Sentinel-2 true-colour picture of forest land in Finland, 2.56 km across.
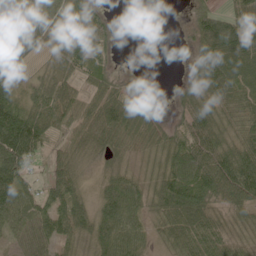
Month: June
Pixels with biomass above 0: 83%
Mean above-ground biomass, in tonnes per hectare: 64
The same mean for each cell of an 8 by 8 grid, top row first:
61 51 75 20 0 1 73 76
86 50 83 34 0 1 97 103
53 73 48 38 10 12 105 91
113 101 56 73 65 36 100 61
132 47 41 48 47 69 86 71
101 30 44 59 46 106 130 134
75 61 69 85 59 110 80 56
27 49 68 81 43 55 82 35
